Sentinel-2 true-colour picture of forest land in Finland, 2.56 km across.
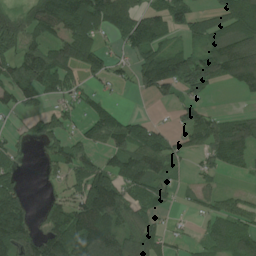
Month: July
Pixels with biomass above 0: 63%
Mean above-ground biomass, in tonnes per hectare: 72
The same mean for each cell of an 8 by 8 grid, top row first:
52 120 135 108 81 72 44 115
74 94 116 30 104 47 76 134
90 100 47 40 71 105 95 120
32 37 43 71 6 26 48 26
23 50 56 80 100 45 102 134
36 15 90 94 95 38 38 27
101 33 117 127 46 15 39 52
113 104 132 113 96 18 49 84
